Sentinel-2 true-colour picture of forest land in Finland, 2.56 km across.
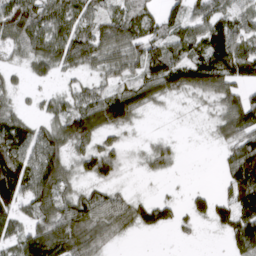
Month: March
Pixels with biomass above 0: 75%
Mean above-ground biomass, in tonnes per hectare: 62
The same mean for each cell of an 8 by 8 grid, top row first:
109 94 72 57 65 48 78 55
48 89 86 70 77 62 106 71
16 27 28 43 76 94 108 60
44 38 87 122 34 8 25 116
108 91 67 38 19 17 7 71
106 118 49 48 13 9 0 117
57 79 89 77 62 32 54 98
59 109 86 30 3 7 2 102
